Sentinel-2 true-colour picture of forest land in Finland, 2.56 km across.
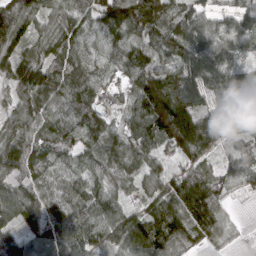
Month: March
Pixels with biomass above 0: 94%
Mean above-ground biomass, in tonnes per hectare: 94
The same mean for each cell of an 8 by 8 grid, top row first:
93 66 74 126 133 101 72 81
85 88 68 84 102 121 120 74
93 110 95 32 136 142 165 141
71 73 93 28 128 230 102 107
110 79 81 89 99 150 104 71
70 64 70 74 66 41 83 97
95 94 88 82 60 116 131 6
131 107 113 103 156 106 66 11
